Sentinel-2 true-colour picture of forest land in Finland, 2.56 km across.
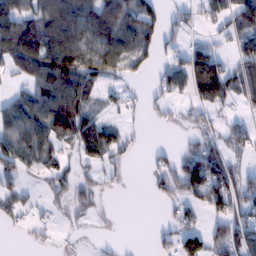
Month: February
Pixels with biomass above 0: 58%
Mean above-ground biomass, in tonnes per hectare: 57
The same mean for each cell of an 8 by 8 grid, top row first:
93 108 108 122 107 28 54 91
111 119 96 103 70 30 48 56
31 120 111 49 13 54 151 74
74 105 97 27 15 12 43 21
64 58 63 73 5 11 45 42
45 32 25 13 9 78 134 62
45 16 27 3 0 33 73 74
1 10 6 9 0 66 76 95
